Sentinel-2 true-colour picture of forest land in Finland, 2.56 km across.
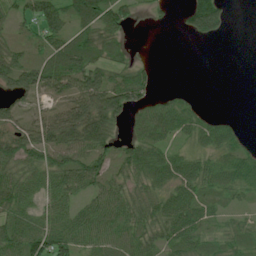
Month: July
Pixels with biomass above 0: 74%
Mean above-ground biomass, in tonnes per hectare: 43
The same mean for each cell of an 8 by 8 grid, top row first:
26 73 67 58 7 8 127 0
32 46 78 39 0 0 1 0
59 62 68 50 35 0 0 0
39 33 102 95 41 53 11 1
61 75 81 38 58 26 42 26
46 48 61 42 47 56 44 48
51 37 39 63 51 69 26 14
59 75 49 57 57 46 26 31
